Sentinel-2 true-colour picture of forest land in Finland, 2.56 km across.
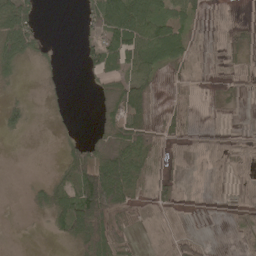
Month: May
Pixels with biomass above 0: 48%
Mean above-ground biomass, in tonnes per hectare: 27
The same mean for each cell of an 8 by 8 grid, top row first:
89 0 14 101 87 44 7 1
70 9 17 65 71 51 2 17
14 3 3 28 50 9 3 10
23 3 0 22 44 17 3 3
1 0 30 31 57 9 2 7
0 6 88 118 29 9 1 2
0 41 115 94 9 12 1 5
0 5 73 66 3 14 3 3
